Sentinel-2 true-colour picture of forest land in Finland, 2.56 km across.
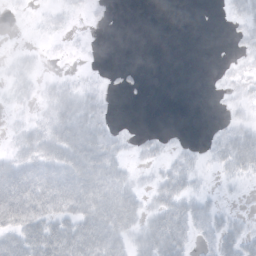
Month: October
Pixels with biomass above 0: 51%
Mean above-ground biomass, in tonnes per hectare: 16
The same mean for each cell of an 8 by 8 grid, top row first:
1 4 2 2 0 0 0 13
3 1 1 0 0 0 0 6
12 6 6 2 1 0 1 7
4 16 34 5 0 0 0 6
13 35 44 20 7 4 7 36
42 34 47 31 4 23 4 17
43 34 41 47 20 30 21 3
37 53 50 37 29 36 13 30
